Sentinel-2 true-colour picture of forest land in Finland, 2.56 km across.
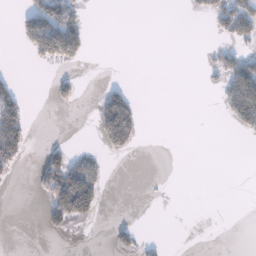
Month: January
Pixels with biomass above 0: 17%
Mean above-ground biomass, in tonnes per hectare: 26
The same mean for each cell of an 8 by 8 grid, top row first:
16 108 41 0 0 0 30 93
6 103 64 0 0 0 10 28
18 9 18 4 0 0 7 120
82 1 1 145 12 0 0 108
111 16 1 83 5 0 0 2
12 85 86 2 1 0 0 0
0 59 119 0 0 0 0 0
0 4 0 26 13 0 0 0
